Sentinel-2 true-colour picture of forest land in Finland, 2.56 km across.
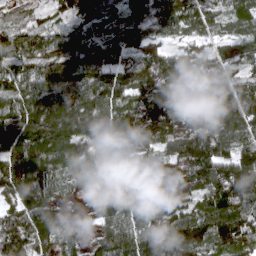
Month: April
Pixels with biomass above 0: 94%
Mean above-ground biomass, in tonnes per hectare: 115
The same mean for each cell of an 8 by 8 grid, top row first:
39 46 109 87 91 131 86 88
104 106 127 138 108 60 55 85
93 125 136 113 119 129 135 75
125 173 156 129 134 124 147 142
161 186 145 105 95 125 144 116
144 129 127 78 64 69 144 170
98 104 40 155 119 96 115 129
141 105 64 132 144 161 120 125
